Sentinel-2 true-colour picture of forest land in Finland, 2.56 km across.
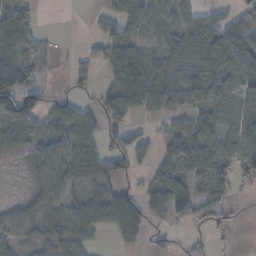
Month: November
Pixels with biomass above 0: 67%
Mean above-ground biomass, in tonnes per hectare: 59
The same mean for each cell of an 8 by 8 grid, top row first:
91 0 0 44 68 48 45 53
97 39 9 51 43 62 79 98
99 20 24 36 94 84 90 82
164 55 55 85 62 96 72 119
69 56 87 32 37 80 65 101
10 76 56 60 24 95 132 59
30 45 44 84 65 81 112 12
35 39 49 12 30 14 30 5
